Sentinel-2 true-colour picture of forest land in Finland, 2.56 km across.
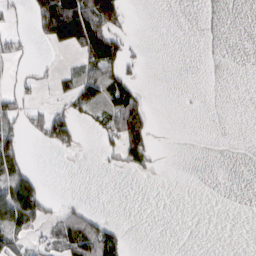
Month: February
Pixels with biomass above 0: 24%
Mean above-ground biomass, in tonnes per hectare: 24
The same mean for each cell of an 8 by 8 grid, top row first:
7 112 127 100 0 0 0 0
24 13 54 64 4 0 0 0
11 6 50 66 9 0 0 0
37 39 34 52 57 1 0 0
57 29 15 28 73 0 0 0
69 4 0 4 8 0 0 0
119 35 24 0 0 0 0 0
37 25 91 63 0 0 0 0
